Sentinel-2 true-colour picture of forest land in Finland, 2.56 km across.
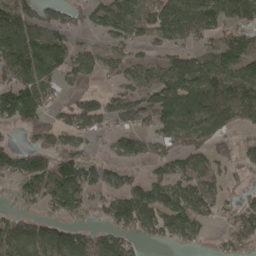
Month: April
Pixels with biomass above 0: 69%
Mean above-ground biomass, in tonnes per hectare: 81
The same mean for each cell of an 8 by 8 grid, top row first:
130 61 40 123 96 124 112 103
131 105 49 62 40 62 58 124
77 73 46 33 72 112 117 121
184 71 98 69 79 141 125 100
34 67 52 44 61 81 67 28
80 115 110 55 41 90 73 26
42 54 73 86 109 106 65 70
118 111 89 91 39 57 24 68
